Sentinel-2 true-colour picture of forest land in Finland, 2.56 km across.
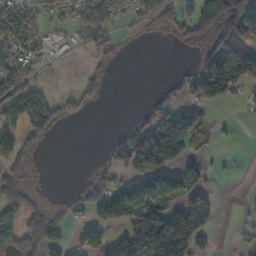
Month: November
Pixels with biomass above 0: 46%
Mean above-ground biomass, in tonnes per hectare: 56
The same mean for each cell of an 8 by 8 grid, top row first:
79 34 68 73 58 67 124 107
76 36 18 46 1 12 53 88
84 14 29 12 0 26 138 109
119 147 35 0 26 63 24 6
116 27 0 29 97 109 8 2
72 0 7 47 59 80 26 2
68 61 41 94 120 62 69 4
66 112 30 58 118 180 18 11
